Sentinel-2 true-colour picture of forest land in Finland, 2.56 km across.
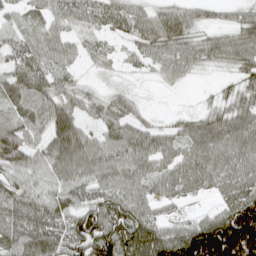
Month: April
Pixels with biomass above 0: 83%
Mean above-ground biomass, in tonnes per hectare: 56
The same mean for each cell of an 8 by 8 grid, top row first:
29 30 40 48 44 50 16 23
44 46 24 12 37 47 37 54
62 43 17 5 5 22 3 28
51 66 47 52 16 11 31 46
88 59 72 48 58 42 79 70
47 52 59 58 51 56 60 61
62 63 64 77 46 16 17 110
63 79 94 139 125 115 233 260
